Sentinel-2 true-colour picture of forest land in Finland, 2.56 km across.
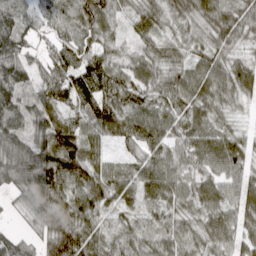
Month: March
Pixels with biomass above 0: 94%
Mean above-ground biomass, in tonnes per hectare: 67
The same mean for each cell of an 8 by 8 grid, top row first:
75 53 77 56 57 54 68 63
78 42 73 43 39 46 57 47
85 78 90 92 68 64 74 76
84 71 66 91 82 75 66 23
86 99 82 37 70 59 51 44
86 117 91 67 60 70 56 60
24 92 79 53 41 62 65 63
45 61 101 64 64 72 65 56
